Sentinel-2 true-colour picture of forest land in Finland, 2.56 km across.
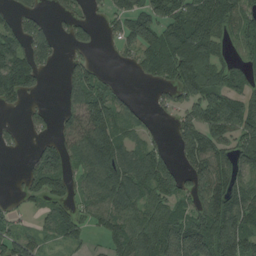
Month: August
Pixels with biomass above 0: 67%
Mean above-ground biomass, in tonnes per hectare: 74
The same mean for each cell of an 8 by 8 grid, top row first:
53 22 36 46 87 85 125 70
93 85 32 13 114 154 134 44
135 11 89 26 32 87 96 44
13 20 124 103 21 43 88 91
18 40 115 128 51 40 101 71
6 132 60 125 110 73 107 79
20 48 44 104 92 71 110 119
73 40 35 61 112 109 131 99
